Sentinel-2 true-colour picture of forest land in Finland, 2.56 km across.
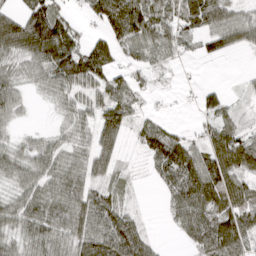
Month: March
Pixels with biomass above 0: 78%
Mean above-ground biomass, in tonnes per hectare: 52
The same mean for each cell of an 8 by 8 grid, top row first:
55 109 16 100 92 57 64 37
75 115 70 68 57 34 30 33
43 48 84 52 23 5 2 4
35 7 41 73 26 4 37 17
28 32 34 50 51 80 46 71
48 52 57 39 6 82 63 60
54 76 81 69 7 48 81 74
44 77 82 104 54 9 86 80
